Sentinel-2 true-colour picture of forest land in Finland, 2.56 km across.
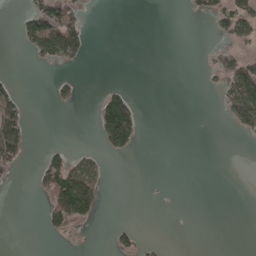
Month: April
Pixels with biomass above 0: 17%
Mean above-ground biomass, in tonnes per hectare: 26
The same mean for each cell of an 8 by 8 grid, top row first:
16 108 41 0 0 0 30 93
6 103 64 0 0 0 10 28
18 9 18 4 0 0 7 120
82 1 1 145 12 0 0 108
111 16 1 83 5 0 0 2
12 85 86 2 1 0 0 0
0 59 119 0 0 0 0 0
0 4 0 26 13 0 0 0
